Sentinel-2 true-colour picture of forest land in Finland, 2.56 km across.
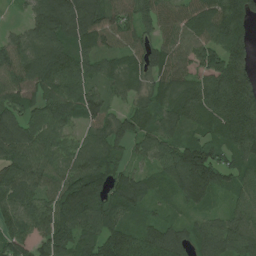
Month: June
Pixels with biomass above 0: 93%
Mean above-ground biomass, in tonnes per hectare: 111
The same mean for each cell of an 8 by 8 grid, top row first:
13 178 172 105 92 87 137 182
91 131 104 71 83 93 108 142
107 153 113 78 75 111 119 178
95 107 116 65 79 109 117 206
151 104 83 103 74 109 111 135
125 94 149 96 63 116 162 89
104 118 179 135 85 42 57 73
105 121 119 150 115 105 113 107
